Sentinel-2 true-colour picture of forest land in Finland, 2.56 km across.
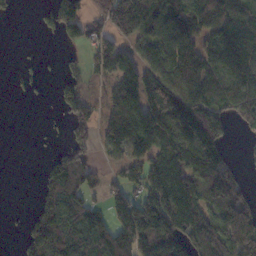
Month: November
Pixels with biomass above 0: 64%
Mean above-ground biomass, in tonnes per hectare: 95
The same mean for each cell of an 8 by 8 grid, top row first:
9 50 107 139 116 133 112 119
1 0 39 99 77 153 102 149
7 8 60 65 108 143 127 152
0 3 95 120 162 166 172 110
0 7 84 106 116 154 165 7
0 79 151 40 141 141 134 46
0 82 101 93 163 182 112 121
11 123 96 114 140 146 178 171
